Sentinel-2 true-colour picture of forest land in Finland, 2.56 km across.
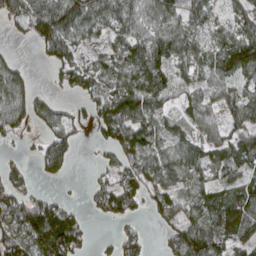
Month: April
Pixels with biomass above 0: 73%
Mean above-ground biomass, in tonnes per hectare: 63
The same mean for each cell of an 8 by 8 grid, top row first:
63 114 110 68 74 72 50 56
6 56 40 43 81 85 63 120
78 12 61 67 118 53 55 61
94 74 25 98 85 44 41 63
10 65 21 59 96 62 58 61
44 26 0 40 71 57 42 54
87 105 22 60 32 50 88 107
97 150 69 19 33 65 110 70
